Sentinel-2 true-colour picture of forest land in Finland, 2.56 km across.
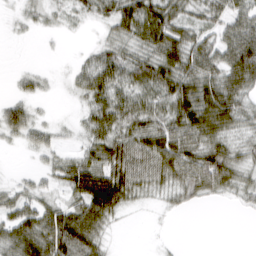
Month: March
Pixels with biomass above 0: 74%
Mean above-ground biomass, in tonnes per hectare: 46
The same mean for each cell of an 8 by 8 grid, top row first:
12 19 21 49 80 53 40 50
0 2 4 38 52 76 54 92
14 12 30 63 63 80 69 78
45 5 17 71 62 71 89 55
13 30 22 72 74 80 67 37
7 24 91 89 65 66 89 43
45 42 70 97 10 19 7 15
74 91 105 14 0 2 0 0
